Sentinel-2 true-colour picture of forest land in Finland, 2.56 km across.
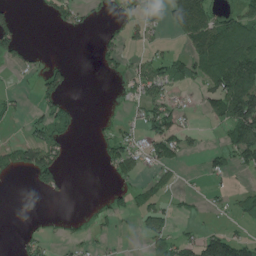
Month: July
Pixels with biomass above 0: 36%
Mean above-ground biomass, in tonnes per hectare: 40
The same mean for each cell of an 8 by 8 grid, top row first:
31 17 35 13 31 94 87 80
52 2 0 31 23 11 122 127
7 50 1 10 80 48 77 145
16 49 20 3 50 53 50 160
43 98 1 50 58 65 10 116
11 80 0 18 19 11 32 11
0 0 1 33 47 20 11 26
9 13 16 11 21 45 76 55
